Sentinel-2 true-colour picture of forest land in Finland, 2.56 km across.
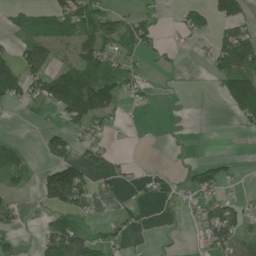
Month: June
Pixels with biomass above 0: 42%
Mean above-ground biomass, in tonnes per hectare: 34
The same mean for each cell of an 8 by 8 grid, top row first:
25 50 80 43 25 11 45 55
34 56 60 38 30 5 15 94
91 79 95 53 19 1 8 73
3 27 110 45 3 1 0 47
27 47 31 8 1 4 0 0
49 72 86 16 9 3 60 7
18 38 53 5 11 7 34 26
18 54 65 28 1 1 40 45
